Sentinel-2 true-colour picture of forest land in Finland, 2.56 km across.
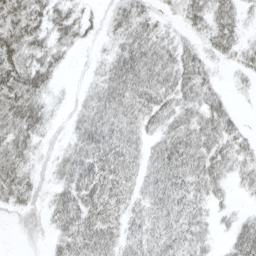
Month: April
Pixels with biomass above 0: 82%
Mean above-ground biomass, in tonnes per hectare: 36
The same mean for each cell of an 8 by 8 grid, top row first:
55 46 29 24 31 19 49 27
59 40 15 24 47 33 31 32
67 36 6 49 50 48 28 13
67 27 26 46 44 40 44 9
48 13 44 44 27 47 45 28
49 15 58 46 33 44 47 25
25 30 61 44 32 40 26 10
3 19 52 35 36 38 20 43
